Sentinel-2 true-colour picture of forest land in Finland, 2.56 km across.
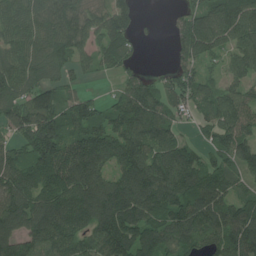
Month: July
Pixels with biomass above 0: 86%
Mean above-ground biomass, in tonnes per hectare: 111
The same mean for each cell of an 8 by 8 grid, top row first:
105 124 113 113 10 37 116 141
100 119 88 96 13 62 107 118
125 93 38 26 73 93 64 91
128 159 117 87 170 76 91 131
74 183 140 150 138 90 49 132
133 148 145 96 143 144 107 85
142 172 160 159 133 123 122 97
113 153 135 167 125 107 88 127
